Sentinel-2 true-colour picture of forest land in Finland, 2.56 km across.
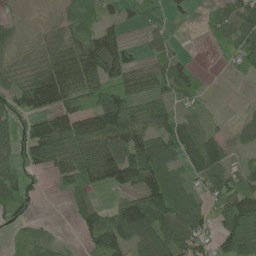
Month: June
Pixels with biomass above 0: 73%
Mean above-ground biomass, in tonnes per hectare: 73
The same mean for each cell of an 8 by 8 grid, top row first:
16 7 57 37 22 29 20 93
31 50 85 134 32 29 15 72
47 122 87 66 61 96 6 11
99 102 71 149 108 52 12 12
76 177 111 116 122 127 110 40
79 39 107 108 135 57 98 59
65 0 66 59 188 128 40 127
16 37 28 116 94 100 59 185
